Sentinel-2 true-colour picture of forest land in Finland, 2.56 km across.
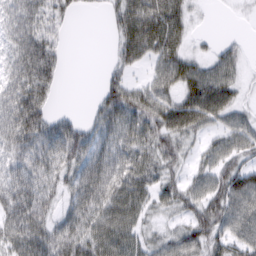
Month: March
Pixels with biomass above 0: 78%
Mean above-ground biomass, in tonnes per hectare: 50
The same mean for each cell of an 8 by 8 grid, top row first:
75 53 13 35 74 55 3 4
69 67 0 19 66 50 13 18
74 66 0 34 19 52 65 27
97 44 9 60 60 64 72 31
76 58 63 49 54 46 26 44
58 49 56 70 53 30 47 72
84 51 57 68 43 43 68 71
54 62 66 70 36 45 65 53
